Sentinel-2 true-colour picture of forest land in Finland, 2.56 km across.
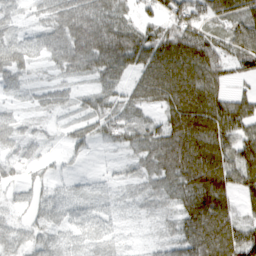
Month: March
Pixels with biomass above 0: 93%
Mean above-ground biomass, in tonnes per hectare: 81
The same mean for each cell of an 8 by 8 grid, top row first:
49 72 121 106 45 89 74 71
110 122 147 150 128 121 85 76
58 37 45 62 90 142 84 31
40 56 52 75 43 120 132 90
67 36 60 36 82 136 127 88
40 41 23 28 73 111 151 89
46 89 102 62 42 66 132 57
65 84 94 83 20 83 134 131
